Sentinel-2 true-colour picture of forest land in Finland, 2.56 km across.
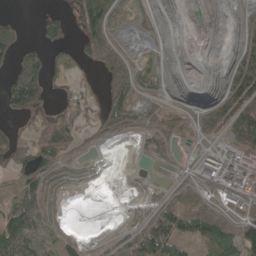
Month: May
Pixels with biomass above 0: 55%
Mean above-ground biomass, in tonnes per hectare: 42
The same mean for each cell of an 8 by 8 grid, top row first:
6 39 63 46 18 0 1 9
47 48 30 48 9 1 0 38
73 39 8 58 32 2 1 100
37 25 24 66 33 22 58 114
35 47 27 10 21 19 19 61
43 75 26 0 4 31 49 92
94 54 0 2 41 107 70 50
108 41 30 27 117 94 80 110
